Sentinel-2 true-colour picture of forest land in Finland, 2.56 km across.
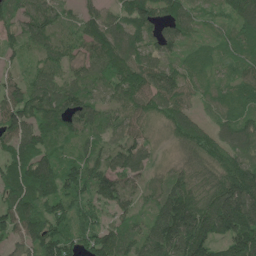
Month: June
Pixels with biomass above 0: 94%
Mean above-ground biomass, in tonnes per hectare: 89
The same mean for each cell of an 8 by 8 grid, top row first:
84 90 58 58 116 92 31 84
53 74 65 124 83 62 45 69
45 79 70 85 121 98 50 68
116 117 107 54 91 93 31 80
92 77 59 51 78 59 87 82
114 128 113 99 66 79 95 135
108 100 93 73 38 159 143 175
70 130 91 97 91 158 118 144
